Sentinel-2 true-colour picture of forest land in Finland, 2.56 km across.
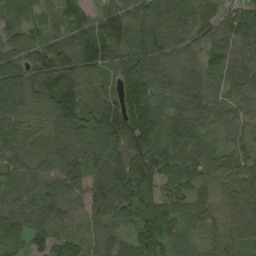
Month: September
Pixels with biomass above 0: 96%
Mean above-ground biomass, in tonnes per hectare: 89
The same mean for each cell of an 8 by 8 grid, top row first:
23 40 79 91 88 79 66 78
69 90 119 119 109 77 80 91
117 148 130 62 118 92 68 83
103 109 115 122 110 74 64 55
73 70 102 156 129 89 59 49
66 87 117 174 152 84 60 80
98 113 76 151 117 61 50 85
51 64 60 67 113 56 50 66
